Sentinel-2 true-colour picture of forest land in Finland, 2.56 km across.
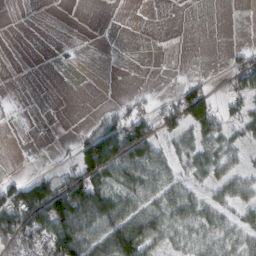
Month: February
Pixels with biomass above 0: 48%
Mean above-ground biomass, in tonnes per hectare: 34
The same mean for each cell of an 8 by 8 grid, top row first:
0 1 1 0 0 0 0 0
0 1 4 2 0 1 0 20
0 0 0 2 3 11 21 39
3 0 0 23 34 67 82 39
1 3 51 122 66 35 39 20
19 32 81 55 61 36 28 32
126 119 102 72 52 56 41 28
99 80 98 90 88 33 38 35
